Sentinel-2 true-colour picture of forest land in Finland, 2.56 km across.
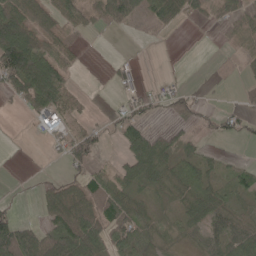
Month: May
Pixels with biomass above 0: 57%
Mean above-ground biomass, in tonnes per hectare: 40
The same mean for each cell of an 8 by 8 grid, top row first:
100 43 39 93 42 47 24 47
169 79 19 0 1 0 0 19
90 117 10 5 8 5 2 12
9 59 41 12 35 37 16 27
1 14 72 7 80 41 11 8
1 8 38 51 64 53 43 28
12 42 75 77 28 22 62 26
106 84 88 61 48 21 36 52
